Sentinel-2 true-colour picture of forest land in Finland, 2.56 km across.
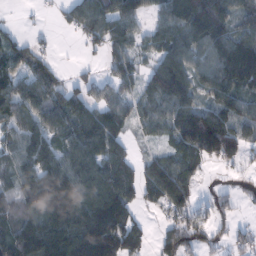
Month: February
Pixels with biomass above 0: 78%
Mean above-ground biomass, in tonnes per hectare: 96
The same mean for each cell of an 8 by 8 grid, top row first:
4 8 86 115 62 133 189 90
84 18 21 71 45 123 129 153
98 91 36 55 65 151 101 145
102 112 96 82 61 124 121 100
74 109 107 86 18 80 165 95
100 182 127 129 71 110 12 17
94 232 182 199 36 89 49 23
82 158 189 186 62 104 54 40
